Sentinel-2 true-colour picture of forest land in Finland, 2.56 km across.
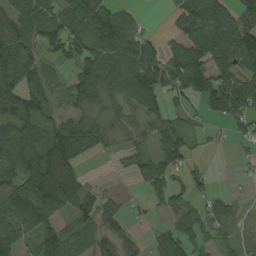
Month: August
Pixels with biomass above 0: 72%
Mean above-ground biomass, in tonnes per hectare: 63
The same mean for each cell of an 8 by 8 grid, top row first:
81 80 93 88 10 53 121 99
68 70 75 94 81 66 99 126
68 40 70 71 122 80 97 97
78 39 55 30 66 26 42 75
74 94 78 25 24 88 10 16
89 133 53 3 32 37 23 6
118 112 65 33 11 48 47 19
87 73 57 52 16 83 40 44
